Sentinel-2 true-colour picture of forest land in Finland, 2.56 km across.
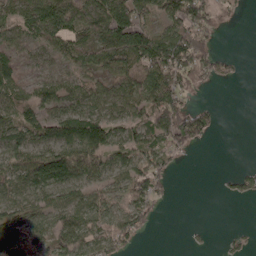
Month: April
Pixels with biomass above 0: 67%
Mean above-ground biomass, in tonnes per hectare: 61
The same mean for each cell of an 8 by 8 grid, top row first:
61 131 78 116 67 102 66 10
53 48 72 105 121 125 61 0
50 42 38 50 96 84 44 11
74 57 78 52 89 124 44 0
78 80 116 79 81 80 18 0
92 120 80 58 94 17 0 39
83 82 69 50 67 3 0 0
82 88 91 77 15 0 5 18
